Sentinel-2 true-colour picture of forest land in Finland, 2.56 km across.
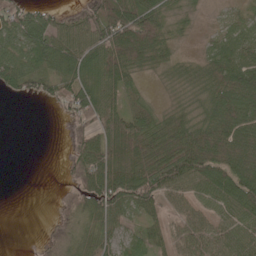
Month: May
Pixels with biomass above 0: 75%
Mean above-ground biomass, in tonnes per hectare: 62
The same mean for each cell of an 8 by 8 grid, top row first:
65 44 32 113 99 32 9 30
68 77 68 121 138 29 33 75
72 52 66 88 22 38 76 133
0 6 87 74 59 44 64 108
0 0 43 87 135 129 139 128
0 0 65 86 128 121 93 103
0 3 72 80 66 29 43 83
0 15 64 38 51 39 50 60
